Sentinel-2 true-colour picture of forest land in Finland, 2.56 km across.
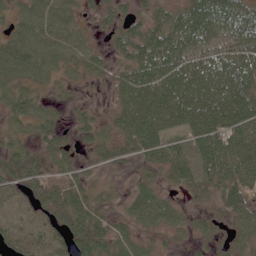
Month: June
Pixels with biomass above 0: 84%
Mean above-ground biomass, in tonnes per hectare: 45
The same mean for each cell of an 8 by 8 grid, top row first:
37 61 27 31 31 41 69 54
68 61 48 21 56 59 45 54
49 34 20 25 70 73 73 68
42 32 16 18 78 72 77 78
30 43 18 37 65 45 88 74
48 55 35 11 22 36 58 69
18 42 52 19 52 29 21 54
29 30 59 52 27 16 25 38
